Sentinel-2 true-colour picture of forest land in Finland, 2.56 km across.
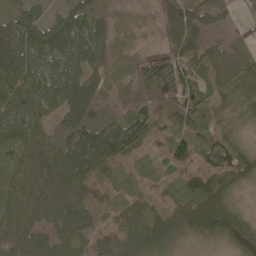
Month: May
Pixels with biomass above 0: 83%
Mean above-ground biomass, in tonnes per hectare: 54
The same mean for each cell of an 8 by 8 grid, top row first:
55 39 62 12 0 62 49 9
114 98 80 25 2 41 44 29
98 80 80 16 26 58 39 65
92 66 79 13 39 49 38 33
76 73 86 84 36 55 55 41
71 90 62 21 12 26 65 58
80 68 55 31 33 43 101 42
86 59 51 45 70 47 47 68
